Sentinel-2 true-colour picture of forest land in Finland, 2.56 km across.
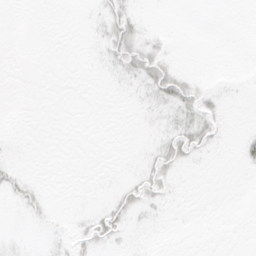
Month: March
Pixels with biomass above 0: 13%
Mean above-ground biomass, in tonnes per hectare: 3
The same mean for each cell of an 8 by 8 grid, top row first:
0 0 0 13 2 0 0 0
0 0 0 15 15 1 0 0
0 0 0 1 13 17 1 0
0 0 0 0 1 9 7 0
0 0 0 0 1 16 8 4
6 0 0 0 9 5 0 0
2 3 0 12 7 0 0 0
1 2 7 10 0 0 0 0
